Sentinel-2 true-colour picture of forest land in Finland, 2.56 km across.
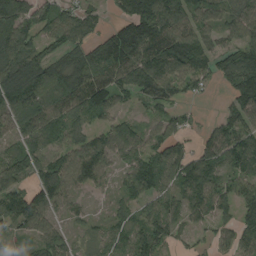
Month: August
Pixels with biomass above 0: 85%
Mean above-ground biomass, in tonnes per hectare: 93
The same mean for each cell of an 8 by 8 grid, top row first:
159 94 95 39 168 137 89 92
139 68 103 155 143 135 90 111
150 121 142 104 118 108 63 134
123 123 99 71 29 48 6 86
73 78 80 99 89 83 76 117
118 102 94 40 128 109 100 81
121 94 33 36 70 59 90 98
56 99 40 73 108 44 36 76
